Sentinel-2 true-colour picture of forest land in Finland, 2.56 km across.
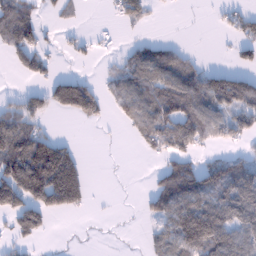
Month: January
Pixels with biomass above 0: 48%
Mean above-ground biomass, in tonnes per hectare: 62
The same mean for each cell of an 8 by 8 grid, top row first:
91 12 9 15 43 2 3 39
63 24 21 8 50 37 0 34
5 47 69 42 98 102 86 72
34 18 115 23 102 104 95 96
131 101 14 1 47 92 40 29
145 203 109 1 2 130 97 121
114 108 52 1 22 112 111 135
43 9 2 1 17 124 168 129
